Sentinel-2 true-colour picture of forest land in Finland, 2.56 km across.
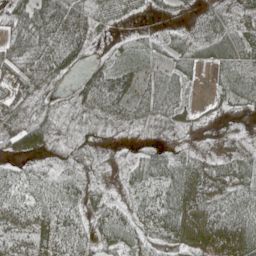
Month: May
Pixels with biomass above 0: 82%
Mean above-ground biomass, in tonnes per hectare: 44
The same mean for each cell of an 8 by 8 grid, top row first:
49 98 76 32 9 10 31 27
55 76 76 15 23 36 52 81
52 56 43 84 33 40 10 64
49 31 38 45 42 42 8 11
69 47 34 10 14 14 7 21
28 26 37 9 63 87 59 58
39 48 38 33 40 93 55 60
26 47 37 39 36 57 79 99
